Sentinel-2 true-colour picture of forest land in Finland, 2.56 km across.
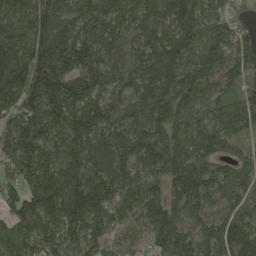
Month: May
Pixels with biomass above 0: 97%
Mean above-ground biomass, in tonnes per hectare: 175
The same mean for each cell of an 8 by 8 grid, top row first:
164 207 163 152 169 186 142 46
208 241 202 139 165 224 140 138
206 242 205 128 165 181 143 153
193 240 190 132 155 167 120 247
214 180 175 209 170 169 177 173
138 183 187 216 198 188 160 184
148 277 235 221 176 152 104 145
262 168 142 99 71 197 138 204
